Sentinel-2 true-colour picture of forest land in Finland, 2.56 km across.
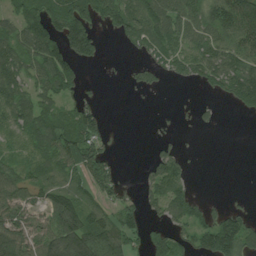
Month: July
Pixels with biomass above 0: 62%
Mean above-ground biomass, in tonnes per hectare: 64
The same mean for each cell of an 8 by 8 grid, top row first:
63 120 139 96 109 81 95 154
99 102 131 2 55 68 79 91
88 93 45 2 36 27 63 116
84 72 81 1 1 5 11 23
43 95 104 14 0 17 0 0
64 68 55 54 23 72 0 0
75 65 75 62 56 71 34 32
98 88 142 99 55 73 97 138
